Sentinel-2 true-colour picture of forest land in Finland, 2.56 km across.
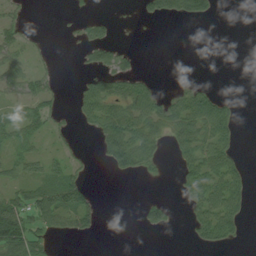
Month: August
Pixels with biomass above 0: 39%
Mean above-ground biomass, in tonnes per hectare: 28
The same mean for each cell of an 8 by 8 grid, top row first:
17 0 8 8 20 51 35 0
45 4 21 48 1 0 0 0
51 25 11 42 21 2 3 0
36 33 32 51 62 54 65 12
36 12 5 57 63 36 57 14
28 38 24 10 13 16 55 37
76 64 67 0 29 8 58 41
119 27 11 0 0 0 31 9
